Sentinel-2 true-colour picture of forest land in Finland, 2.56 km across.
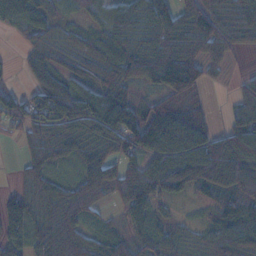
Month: November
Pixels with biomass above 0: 82%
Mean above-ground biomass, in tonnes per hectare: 71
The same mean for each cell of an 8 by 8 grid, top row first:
75 45 28 60 64 59 64 67
9 46 57 77 65 104 78 29
9 78 58 76 60 157 44 18
66 106 120 109 68 109 45 55
17 85 91 108 98 126 111 127
15 56 60 81 106 141 140 132
60 77 96 23 72 10 22 78
55 97 74 33 64 32 37 89
